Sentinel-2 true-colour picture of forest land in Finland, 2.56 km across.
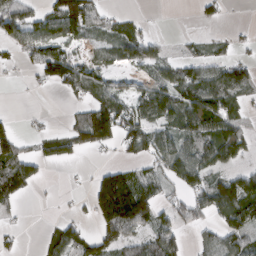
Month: March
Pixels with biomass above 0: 57%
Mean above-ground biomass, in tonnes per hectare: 59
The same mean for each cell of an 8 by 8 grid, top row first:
85 67 125 26 8 0 21 0
42 77 32 45 68 9 27 16
6 65 83 31 34 75 96 86
5 6 42 114 70 97 130 37
81 53 69 58 78 79 86 87
101 7 2 92 64 95 79 72
22 3 9 198 119 55 75 139
13 37 62 93 64 54 36 71
